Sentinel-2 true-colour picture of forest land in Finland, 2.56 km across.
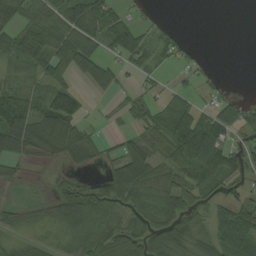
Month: August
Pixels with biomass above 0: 68%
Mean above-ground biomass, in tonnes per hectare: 49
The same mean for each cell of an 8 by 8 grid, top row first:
60 66 92 66 15 1 0 0
72 88 97 52 62 33 1 0
24 71 44 41 18 13 21 0
96 95 56 11 47 75 44 66
68 47 79 16 59 87 83 32
21 8 17 51 76 63 66 44
26 26 84 51 61 72 49 59
21 22 57 78 73 81 45 71
